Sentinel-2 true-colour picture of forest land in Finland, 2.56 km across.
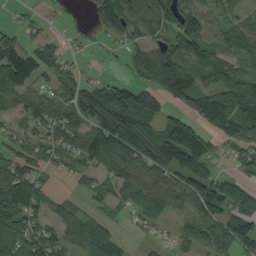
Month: September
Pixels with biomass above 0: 77%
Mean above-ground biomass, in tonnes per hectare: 70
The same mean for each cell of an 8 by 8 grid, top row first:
8 11 4 136 113 94 82 41
69 43 9 13 86 97 86 66
101 31 56 35 74 141 53 75
53 57 84 158 136 43 140 109
44 53 67 137 124 164 54 75
90 28 23 57 59 74 77 35
122 50 31 30 63 44 116 54
89 71 71 66 10 38 76 108
